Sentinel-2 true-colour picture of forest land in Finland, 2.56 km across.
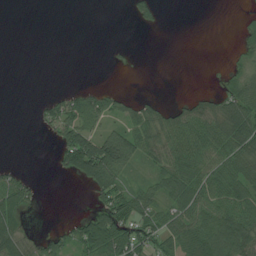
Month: July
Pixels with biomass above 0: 47%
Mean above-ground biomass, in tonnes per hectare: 43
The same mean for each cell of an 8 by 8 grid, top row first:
0 0 0 0 36 0 0 4
0 0 0 4 0 0 0 19
0 0 0 0 0 0 0 48
0 38 78 45 52 49 65 96
0 6 141 128 74 81 91 94
36 3 71 88 29 84 67 73
76 0 1 96 66 62 65 79
70 37 88 122 77 72 99 110
